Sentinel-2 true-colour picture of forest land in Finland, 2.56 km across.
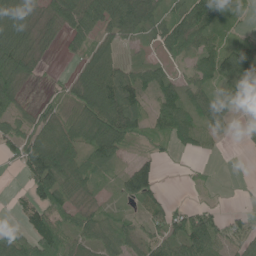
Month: June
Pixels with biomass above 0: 74%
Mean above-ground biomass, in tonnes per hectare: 52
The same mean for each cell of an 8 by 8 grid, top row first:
68 55 100 89 80 57 96 24
73 30 32 42 12 61 58 53
54 5 48 79 52 39 53 98
39 41 60 120 47 88 57 14
67 93 69 93 18 37 23 6
7 126 59 20 76 1 5 0
17 86 39 17 32 35 28 8
81 114 47 47 46 67 103 60
